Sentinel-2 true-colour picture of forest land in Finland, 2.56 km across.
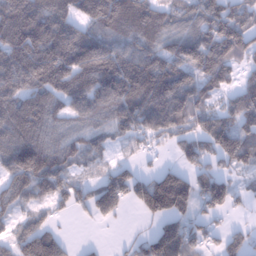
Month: January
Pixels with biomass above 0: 79%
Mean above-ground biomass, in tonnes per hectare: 123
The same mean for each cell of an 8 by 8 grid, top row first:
206 184 131 215 184 99 120 93
198 228 213 145 132 121 146 76
181 182 192 189 205 191 134 64
158 132 109 146 180 193 112 137
166 136 93 51 58 73 108 146
144 166 43 112 68 112 121 51
82 62 62 108 94 148 93 30
81 109 7 4 61 181 65 65
